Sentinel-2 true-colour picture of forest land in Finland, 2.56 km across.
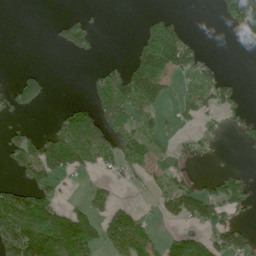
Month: June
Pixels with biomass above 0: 41%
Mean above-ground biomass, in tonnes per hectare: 54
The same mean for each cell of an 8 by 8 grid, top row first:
0 1 30 0 15 24 0 112
0 3 58 0 95 157 10 13
38 28 1 103 160 41 66 11
40 4 63 130 66 16 37 30
67 89 109 60 73 13 20 13
22 90 25 15 29 41 20 40
149 121 40 48 12 67 91 47
161 174 156 71 67 66 62 66
